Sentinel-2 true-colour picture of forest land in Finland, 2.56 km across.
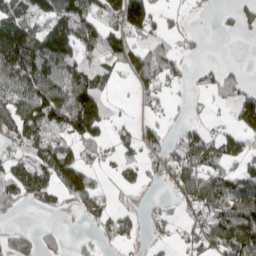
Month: April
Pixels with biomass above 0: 59%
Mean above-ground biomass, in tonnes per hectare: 91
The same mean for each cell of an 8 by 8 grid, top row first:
107 125 160 78 36 18 7 70
259 160 152 141 86 60 7 0
154 174 157 47 86 52 50 54
134 192 279 51 31 8 23 106
79 140 115 60 94 79 108 85
109 103 117 27 64 129 126 97
48 42 58 64 27 44 143 188
81 33 24 49 31 38 143 214
